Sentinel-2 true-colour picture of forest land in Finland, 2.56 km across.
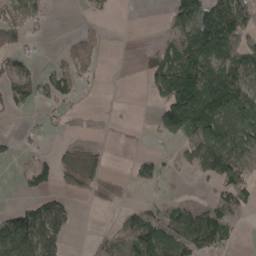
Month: April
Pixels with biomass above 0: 48%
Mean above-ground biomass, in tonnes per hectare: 61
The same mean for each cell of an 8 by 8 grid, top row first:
73 28 4 6 0 68 123 130
57 3 51 1 14 80 161 86
89 46 35 1 29 217 192 109
29 18 4 1 1 189 214 135
13 10 15 4 1 30 150 109
11 47 65 32 37 10 56 67
43 103 8 27 42 37 47 43
144 133 0 35 129 113 121 11
